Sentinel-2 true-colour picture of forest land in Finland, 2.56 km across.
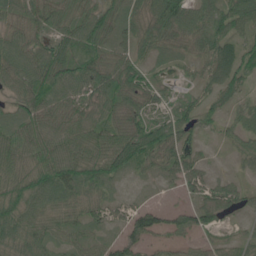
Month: June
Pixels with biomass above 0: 87%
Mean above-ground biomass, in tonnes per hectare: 57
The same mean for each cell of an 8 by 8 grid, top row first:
62 77 66 64 59 74 58 70
78 68 81 65 41 41 61 59
73 93 77 79 51 15 42 57
42 75 64 60 58 48 37 38
81 84 82 87 93 68 11 39
76 89 96 65 21 41 31 19
90 62 55 37 46 32 57 30
76 59 47 37 57 28 25 28
